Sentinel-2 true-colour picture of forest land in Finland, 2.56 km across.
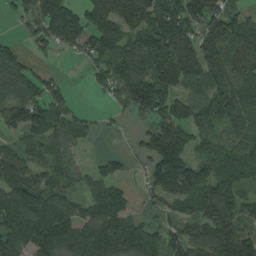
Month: August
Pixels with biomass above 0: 80%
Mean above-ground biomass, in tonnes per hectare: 107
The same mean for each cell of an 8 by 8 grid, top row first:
39 138 102 196 161 163 163 63
41 52 80 135 137 193 135 96
119 56 2 94 145 171 117 99
90 120 33 24 83 116 93 121
49 91 49 0 60 158 55 93
138 98 57 89 41 213 112 89
190 163 81 149 24 80 116 94
144 183 164 193 134 85 131 145
